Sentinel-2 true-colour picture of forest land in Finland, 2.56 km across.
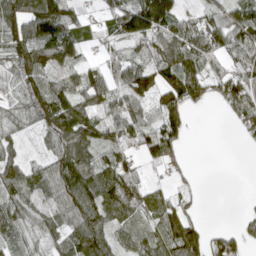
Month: April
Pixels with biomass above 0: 77%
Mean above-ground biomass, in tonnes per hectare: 75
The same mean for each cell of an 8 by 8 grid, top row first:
124 180 58 79 171 90 61 93
94 134 69 34 62 115 120 77
55 97 93 64 87 114 69 110
38 120 121 71 51 89 6 70
44 59 122 77 74 73 0 11
80 78 122 105 33 23 0 0
75 57 119 81 66 71 1 5
54 57 100 82 70 115 80 57
